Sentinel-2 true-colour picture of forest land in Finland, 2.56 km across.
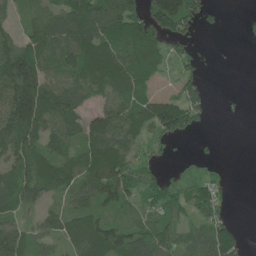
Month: June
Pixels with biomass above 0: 72%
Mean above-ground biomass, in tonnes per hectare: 72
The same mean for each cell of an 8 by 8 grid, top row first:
35 92 129 145 107 181 47 4
116 122 120 99 118 46 2 1
200 86 74 103 56 39 15 0
179 122 60 103 85 122 35 5
125 68 61 84 37 19 5 0
87 85 86 129 58 24 31 0
62 35 54 58 45 75 79 0
106 61 90 88 82 78 110 43
